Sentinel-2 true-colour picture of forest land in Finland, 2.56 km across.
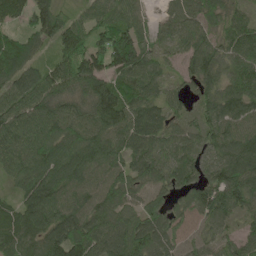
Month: May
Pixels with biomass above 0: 95%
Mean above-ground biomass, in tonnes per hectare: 94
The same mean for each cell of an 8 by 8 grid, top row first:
79 104 48 85 41 58 77 57
115 48 117 205 104 57 104 104
92 105 123 104 93 35 87 105
105 103 81 126 109 48 75 108
106 114 113 104 101 72 75 112
80 123 108 93 85 91 83 123
78 140 94 93 73 60 147 88
93 110 135 109 118 67 64 73
